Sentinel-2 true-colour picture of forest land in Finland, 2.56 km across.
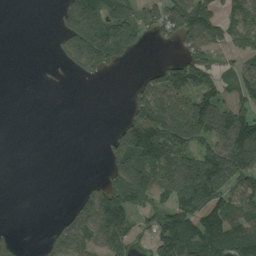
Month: August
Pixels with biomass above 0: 53%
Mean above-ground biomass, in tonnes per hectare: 83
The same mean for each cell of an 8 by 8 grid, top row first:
0 1 188 176 75 156 111 85
0 3 176 173 18 25 89 56
0 4 14 2 52 115 77 89
0 0 0 0 139 175 165 111
0 0 0 62 262 172 105 191
0 0 2 91 157 153 237 110
0 0 66 181 71 111 141 87
26 47 114 125 29 163 164 151
